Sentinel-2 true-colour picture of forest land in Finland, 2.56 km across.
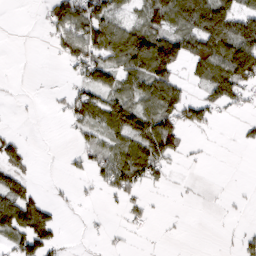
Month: March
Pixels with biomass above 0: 48%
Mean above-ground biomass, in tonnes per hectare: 51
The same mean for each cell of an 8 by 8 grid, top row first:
0 46 98 67 68 121 160 87
0 10 84 107 150 128 130 137
1 1 46 75 106 71 95 116
3 5 75 103 96 91 52 17
41 0 22 54 102 71 3 12
56 1 15 72 70 5 2 0
115 53 4 5 24 2 1 5
80 95 2 8 2 2 0 19
